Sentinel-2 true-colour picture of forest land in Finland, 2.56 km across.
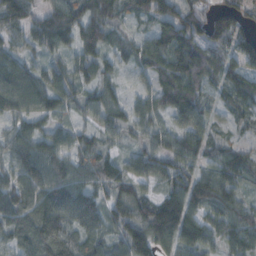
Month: October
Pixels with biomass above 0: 91%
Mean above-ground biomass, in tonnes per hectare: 86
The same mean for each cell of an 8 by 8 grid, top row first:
92 86 112 98 71 113 90 93
59 80 111 62 67 96 87 97
84 84 86 46 36 90 81 68
59 72 54 87 67 86 59 74
94 83 72 40 63 79 75 49
87 104 86 108 77 92 91 85
113 112 140 89 98 154 109 81
65 103 79 77 133 115 81 94
